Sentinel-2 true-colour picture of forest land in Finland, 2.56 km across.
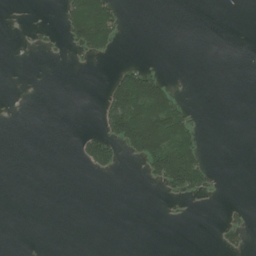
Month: July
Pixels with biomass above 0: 15%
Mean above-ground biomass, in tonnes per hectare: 19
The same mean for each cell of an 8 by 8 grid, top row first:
0 0 112 69 0 0 0 0
0 5 47 38 0 0 0 0
0 0 0 34 90 5 0 0
0 0 0 79 148 76 0 0
0 0 22 55 143 99 4 0
0 0 1 10 21 116 30 0
0 0 0 0 0 3 2 9
0 0 0 0 0 0 0 19
